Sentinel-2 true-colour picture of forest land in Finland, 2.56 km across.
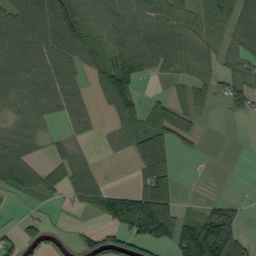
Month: September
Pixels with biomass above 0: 63%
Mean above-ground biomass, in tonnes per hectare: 60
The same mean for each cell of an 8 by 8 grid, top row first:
83 106 83 65 65 60 115 119
74 68 65 74 114 91 59 90
67 64 30 137 39 35 58 81
37 39 42 51 60 63 26 34
66 20 14 27 75 56 7 0
80 59 52 2 73 38 1 0
3 12 30 131 173 73 33 24
45 21 27 51 96 97 169 85
